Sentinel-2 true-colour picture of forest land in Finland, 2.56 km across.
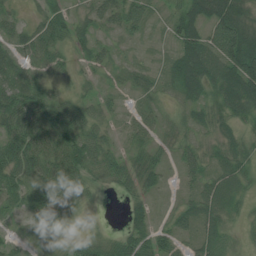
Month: July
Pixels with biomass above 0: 84%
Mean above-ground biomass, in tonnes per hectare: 44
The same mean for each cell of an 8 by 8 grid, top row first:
23 47 27 40 42 49 85 66
39 61 23 17 6 46 81 119
60 35 19 14 24 57 77 119
81 70 53 23 29 20 45 54
66 60 82 27 30 30 25 41
67 62 54 44 56 15 39 47
33 39 24 1 45 23 48 22
17 20 24 35 64 41 47 16
